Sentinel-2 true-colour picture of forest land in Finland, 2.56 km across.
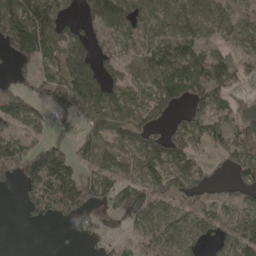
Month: April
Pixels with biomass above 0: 70%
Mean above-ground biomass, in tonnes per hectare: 89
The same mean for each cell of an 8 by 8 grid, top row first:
207 145 55 155 70 99 79 57
114 122 134 49 70 130 69 73
42 102 208 72 87 162 152 54
147 68 105 126 107 52 78 52
97 101 97 94 93 72 67 94
67 184 95 89 104 95 42 69
8 108 113 64 116 63 77 73
0 0 33 17 51 77 47 120
